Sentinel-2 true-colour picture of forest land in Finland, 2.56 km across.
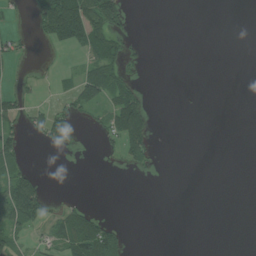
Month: July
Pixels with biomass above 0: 24%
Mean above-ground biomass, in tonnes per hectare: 24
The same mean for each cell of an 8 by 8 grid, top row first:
7 112 127 100 0 0 0 0
24 13 54 64 4 0 0 0
11 6 50 66 9 0 0 0
37 39 34 52 57 1 0 0
57 29 15 28 73 0 0 0
69 4 0 4 8 0 0 0
119 35 24 0 0 0 0 0
37 25 91 63 0 0 0 0
